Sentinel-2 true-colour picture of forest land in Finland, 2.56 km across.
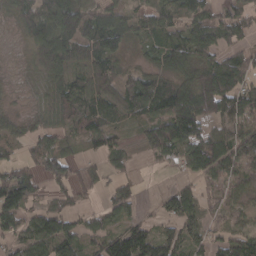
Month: March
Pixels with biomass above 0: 81%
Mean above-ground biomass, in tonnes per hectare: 67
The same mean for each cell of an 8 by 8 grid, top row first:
62 86 123 71 37 48 82 65
15 151 140 90 36 78 72 59
15 81 51 72 80 77 121 66
24 65 73 57 77 139 114 108
31 49 28 46 40 100 109 100
95 66 61 30 6 13 63 69
97 45 29 56 19 74 31 42
55 89 71 80 82 61 38 49
